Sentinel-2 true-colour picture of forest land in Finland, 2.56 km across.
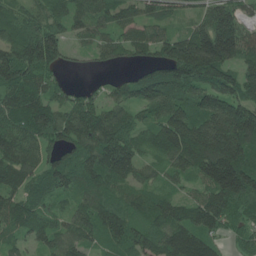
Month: June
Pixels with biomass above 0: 91%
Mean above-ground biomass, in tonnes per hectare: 107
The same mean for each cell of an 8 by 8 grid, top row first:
80 89 89 99 66 44 114 87
144 175 26 75 79 168 261 143
133 66 4 23 97 152 151 121
107 107 106 72 57 110 126 146
117 83 116 136 78 157 227 202
117 107 116 120 55 61 150 209
106 73 80 116 105 90 119 95
55 75 75 105 111 133 89 46
